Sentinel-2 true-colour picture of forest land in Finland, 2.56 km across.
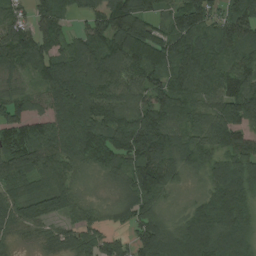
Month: August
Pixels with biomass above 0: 93%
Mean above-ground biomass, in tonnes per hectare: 112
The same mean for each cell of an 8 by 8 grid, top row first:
86 108 44 146 97 102 120 124
174 124 101 144 184 155 126 130
54 128 153 112 102 124 104 109
96 95 191 127 134 129 84 146
120 109 161 141 176 102 86 100
102 94 50 63 159 84 80 188
100 92 56 47 106 32 120 124
35 49 88 61 141 145 175 147
